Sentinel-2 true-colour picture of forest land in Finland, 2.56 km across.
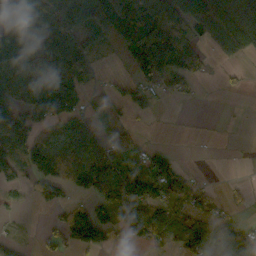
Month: October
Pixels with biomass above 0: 59%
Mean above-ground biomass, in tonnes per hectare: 67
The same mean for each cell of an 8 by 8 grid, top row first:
112 120 121 95 93 77 148 51
80 129 63 28 117 106 30 57
84 101 54 21 56 55 10 8
113 126 66 25 36 1 0 1
101 90 98 81 25 2 1 1
52 113 100 165 112 84 3 2
10 40 47 81 110 95 61 12
13 33 97 39 60 97 150 154
